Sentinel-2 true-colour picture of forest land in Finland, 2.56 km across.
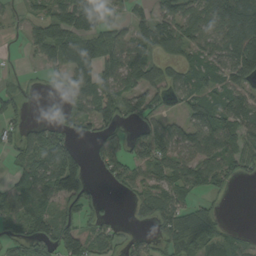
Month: August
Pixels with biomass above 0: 67%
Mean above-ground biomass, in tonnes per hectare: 63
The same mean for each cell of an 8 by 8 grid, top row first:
16 66 99 28 45 83 95 151
1 78 105 88 71 70 70 162
13 20 60 66 80 61 64 80
38 9 58 69 65 27 80 98
46 92 26 54 83 88 89 60
29 112 112 38 52 85 80 35
80 64 53 3 39 67 32 0
49 85 90 44 27 87 86 27
